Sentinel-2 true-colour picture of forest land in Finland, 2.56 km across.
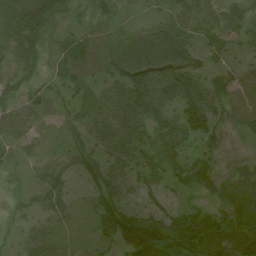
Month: July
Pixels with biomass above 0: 86%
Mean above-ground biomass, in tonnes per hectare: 51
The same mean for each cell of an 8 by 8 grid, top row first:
56 64 26 31 18 41 37 51
51 44 62 50 102 102 34 24
42 33 53 60 96 88 43 36
54 33 45 57 69 65 85 41
40 14 47 57 53 65 49 11
17 41 42 62 46 51 43 39
19 50 19 81 42 36 33 72
14 28 13 44 127 110 98 88
